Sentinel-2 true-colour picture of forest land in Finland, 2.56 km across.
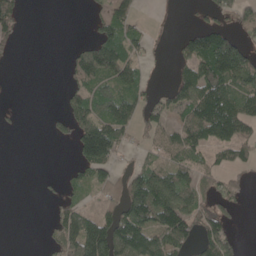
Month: May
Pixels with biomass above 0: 49%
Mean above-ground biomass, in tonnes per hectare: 53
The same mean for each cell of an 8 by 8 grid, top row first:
49 0 1 57 11 0 26 54
21 0 30 105 31 20 158 98
0 0 62 83 35 44 116 98
6 8 73 97 51 53 140 97
0 5 99 107 23 72 69 77
0 4 31 45 76 73 43 27
0 9 47 44 139 127 50 20
0 18 140 143 114 94 75 23
